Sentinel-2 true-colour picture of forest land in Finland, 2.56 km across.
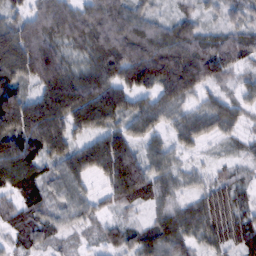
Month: February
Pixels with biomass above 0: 93%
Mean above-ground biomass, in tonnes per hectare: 74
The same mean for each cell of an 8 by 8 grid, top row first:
48 103 91 113 67 46 34 48
125 107 52 99 111 114 88 89
88 112 83 90 89 116 70 32
152 143 123 98 72 53 61 44
111 132 62 93 56 43 23 22
105 62 73 85 94 44 37 30
64 41 69 30 35 62 83 54
52 56 19 38 69 82 59 70
